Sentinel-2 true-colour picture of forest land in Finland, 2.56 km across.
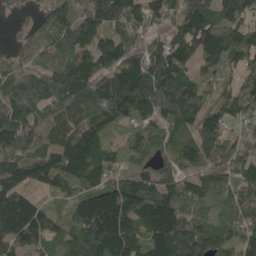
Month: May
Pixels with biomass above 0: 92%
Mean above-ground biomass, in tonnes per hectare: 149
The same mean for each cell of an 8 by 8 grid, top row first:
36 136 187 178 149 125 162 121
73 134 222 191 136 199 167 157
153 160 238 174 186 186 73 81
157 125 147 204 152 152 139 116
158 123 181 114 127 107 165 130
160 155 181 123 123 93 122 163
194 63 156 264 144 137 89 106
173 105 173 257 142 224 164 135
